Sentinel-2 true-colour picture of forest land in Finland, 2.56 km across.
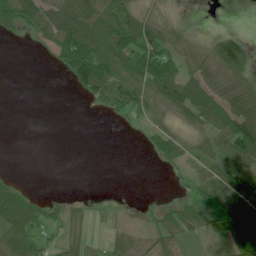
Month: June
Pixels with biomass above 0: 56%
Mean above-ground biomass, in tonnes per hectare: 50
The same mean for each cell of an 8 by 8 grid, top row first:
104 116 145 106 55 8 0 0
1 41 156 109 94 55 50 97
0 0 82 108 92 87 78 78
0 0 1 41 53 66 105 141
0 0 0 0 10 50 55 133
10 0 0 0 0 12 63 86
120 36 18 2 6 36 67 91
87 26 39 24 20 40 12 69
